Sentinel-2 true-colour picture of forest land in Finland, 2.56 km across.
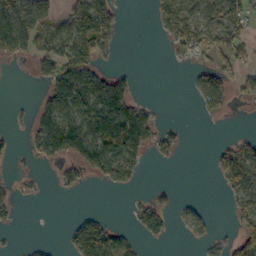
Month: October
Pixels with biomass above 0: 41%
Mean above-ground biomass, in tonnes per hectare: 46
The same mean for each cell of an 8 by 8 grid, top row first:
89 57 113 68 0 100 60 66
71 58 123 31 0 55 72 59
0 66 123 73 0 0 67 52
7 72 113 136 43 0 24 1
10 84 102 112 65 32 3 35
8 2 39 59 14 0 6 92
25 0 4 0 39 23 5 60
3 5 84 81 25 4 25 70
